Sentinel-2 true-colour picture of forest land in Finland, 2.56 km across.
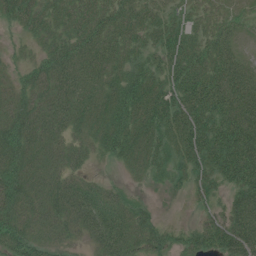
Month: July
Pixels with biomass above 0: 86%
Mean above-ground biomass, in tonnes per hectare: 49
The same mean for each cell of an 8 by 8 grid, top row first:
45 41 46 50 39 22 17 13
9 39 61 54 44 59 47 18
22 56 57 49 66 56 69 63
47 56 58 71 71 69 71 76
66 44 30 65 63 64 77 87
63 39 29 6 29 31 50 70
56 51 65 61 26 1 21 59
64 34 21 73 51 32 57 69
